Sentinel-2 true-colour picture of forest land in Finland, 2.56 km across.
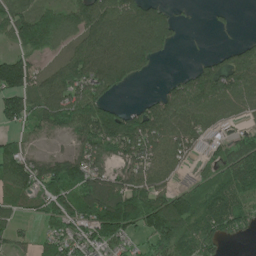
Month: June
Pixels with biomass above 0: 76%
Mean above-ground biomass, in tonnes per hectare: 87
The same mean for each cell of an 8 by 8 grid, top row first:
107 91 111 133 133 32 5 2
51 77 93 148 149 27 3 56
150 71 105 132 23 36 116 102
110 118 137 95 92 125 90 54
49 22 67 110 120 99 42 58
143 107 133 64 85 35 38 114
40 77 116 174 158 149 115 87
37 57 89 91 50 124 96 21
